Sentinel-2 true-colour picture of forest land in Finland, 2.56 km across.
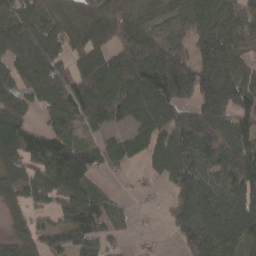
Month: March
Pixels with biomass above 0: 81%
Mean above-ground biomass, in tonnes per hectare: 101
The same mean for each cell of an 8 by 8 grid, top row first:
113 73 60 128 63 47 117 66
179 146 71 82 120 91 146 64
118 174 97 117 149 219 158 96
111 86 112 122 110 111 110 87
168 120 68 62 87 135 140 106
127 121 128 19 21 111 69 94
57 58 117 54 7 86 169 154
61 74 120 57 10 32 156 134
